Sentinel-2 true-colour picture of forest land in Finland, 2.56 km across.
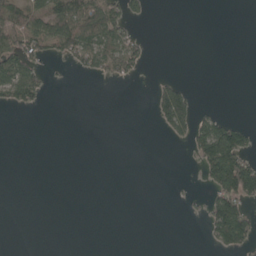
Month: May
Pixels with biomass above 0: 23%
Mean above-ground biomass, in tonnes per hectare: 26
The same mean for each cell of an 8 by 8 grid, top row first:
94 101 119 76 18 0 0 0
88 58 90 77 18 0 0 0
115 18 5 19 4 20 0 0
13 2 0 0 0 112 15 0
0 0 0 0 0 11 108 82
0 0 0 0 0 0 53 152
0 0 0 0 0 1 36 71
0 0 0 0 0 0 18 77
